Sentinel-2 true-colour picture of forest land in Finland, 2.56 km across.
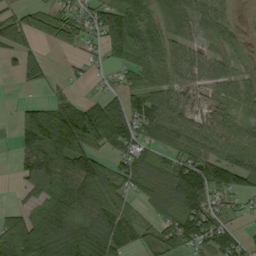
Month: September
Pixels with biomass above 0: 74%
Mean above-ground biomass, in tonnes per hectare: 64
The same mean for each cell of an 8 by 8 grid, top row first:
44 67 52 83 66 75 69 6
50 19 35 53 87 60 40 17
15 27 14 13 63 54 65 50
21 78 98 98 94 74 44 38
29 121 140 74 58 80 89 83
18 62 121 77 77 81 99 95
24 67 76 94 38 80 69 24
96 97 121 89 48 86 71 44
